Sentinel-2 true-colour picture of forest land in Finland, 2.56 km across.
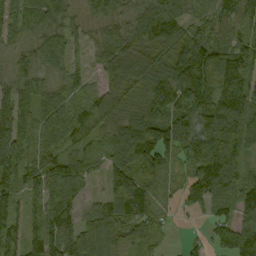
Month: September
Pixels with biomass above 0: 89%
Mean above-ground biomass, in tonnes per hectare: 94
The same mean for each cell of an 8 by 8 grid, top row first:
85 113 44 82 89 97 33 70
58 93 40 80 74 114 101 96
77 60 54 51 61 72 140 170
125 90 60 91 107 91 143 141
114 80 50 81 161 120 215 138
99 105 87 103 115 48 165 80
71 114 74 116 97 30 69 92
79 135 131 127 88 10 49 144
